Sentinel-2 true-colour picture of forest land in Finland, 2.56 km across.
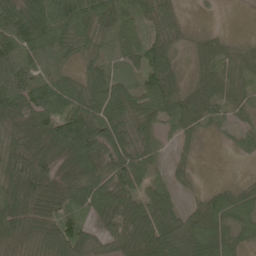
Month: May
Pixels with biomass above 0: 88%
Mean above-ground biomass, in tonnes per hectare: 60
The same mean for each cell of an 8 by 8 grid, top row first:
80 93 79 70 52 36 3 1
91 71 45 54 94 39 43 20
80 65 44 57 60 37 49 38
81 73 93 70 57 62 55 32
53 75 135 87 38 20 3 24
108 70 81 93 54 23 2 6
89 78 49 73 80 49 59 58
60 77 103 65 96 95 76 37
